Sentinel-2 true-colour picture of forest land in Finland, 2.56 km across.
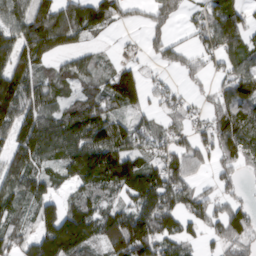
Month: March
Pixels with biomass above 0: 76%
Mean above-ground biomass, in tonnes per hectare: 92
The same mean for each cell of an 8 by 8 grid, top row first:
97 150 136 86 33 69 76 68
131 123 53 10 31 51 67 89
142 60 60 91 65 21 33 106
142 79 121 86 56 53 58 116
107 122 150 160 72 74 84 120
132 73 125 164 139 127 29 40
67 88 92 61 128 125 79 67
68 150 158 135 177 91 41 76
